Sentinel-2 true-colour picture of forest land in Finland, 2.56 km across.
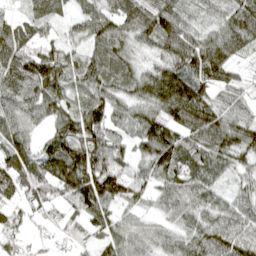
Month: April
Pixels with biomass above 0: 91%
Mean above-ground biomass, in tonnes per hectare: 79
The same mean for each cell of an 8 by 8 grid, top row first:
31 61 57 74 83 92 43 103
81 70 50 88 45 90 104 77
104 135 76 82 87 128 97 38
75 76 94 76 73 105 96 54
81 72 127 88 71 105 95 98
108 115 161 133 55 94 81 47
60 60 86 61 39 57 66 61
53 23 38 64 48 55 88 88
